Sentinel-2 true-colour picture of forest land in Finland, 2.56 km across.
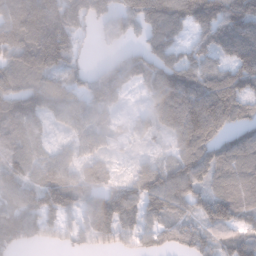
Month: January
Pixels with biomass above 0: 85%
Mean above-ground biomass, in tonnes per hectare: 101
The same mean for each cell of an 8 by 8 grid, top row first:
142 186 122 91 125 134 132 166
111 173 55 30 69 80 87 122
96 101 59 104 85 130 123 130
106 84 88 56 40 142 165 101
82 56 61 32 21 76 125 108
108 97 82 45 104 140 103 125
113 126 94 147 116 115 126 140
102 52 77 89 79 89 104 96
